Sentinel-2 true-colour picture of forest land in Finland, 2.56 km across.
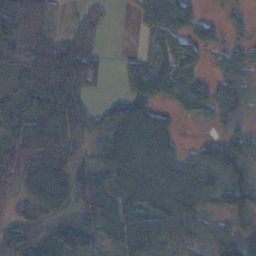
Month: November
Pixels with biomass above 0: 80%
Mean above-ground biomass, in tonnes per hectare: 62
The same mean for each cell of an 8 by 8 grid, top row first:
104 30 29 8 37 71 17 17
93 72 51 0 19 60 37 34
47 113 35 1 73 79 33 62
93 122 54 37 75 30 47 46
103 126 38 82 95 36 39 66
79 147 39 63 99 94 87 77
36 94 51 39 77 111 55 72
74 65 80 52 91 40 51 67
